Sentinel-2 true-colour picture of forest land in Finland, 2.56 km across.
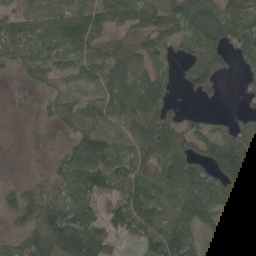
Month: May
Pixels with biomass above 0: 76%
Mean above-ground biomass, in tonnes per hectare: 78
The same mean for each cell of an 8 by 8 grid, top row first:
63 75 96 77 92 112 122 97
78 77 81 69 79 49 113 76
11 54 59 112 93 36 86 26
0 25 90 83 123 37 11 18
0 1 86 87 106 86 91 105
3 26 109 115 87 118 87 137
80 106 110 70 120 103 107 70
35 121 140 82 69 141 55 100
